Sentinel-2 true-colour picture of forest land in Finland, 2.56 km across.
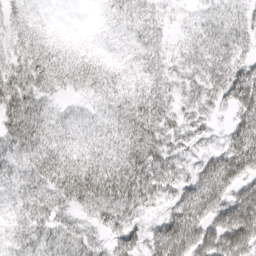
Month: April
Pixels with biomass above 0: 91%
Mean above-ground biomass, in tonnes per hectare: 43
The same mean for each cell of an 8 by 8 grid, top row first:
26 6 0 17 29 10 27 32
34 36 17 13 33 16 46 36
58 51 41 38 35 29 43 62
65 41 20 38 53 35 32 51
50 56 39 45 59 39 27 53
37 57 67 63 64 42 56 67
35 44 38 59 45 46 69 78
36 40 43 33 46 73 69 82
